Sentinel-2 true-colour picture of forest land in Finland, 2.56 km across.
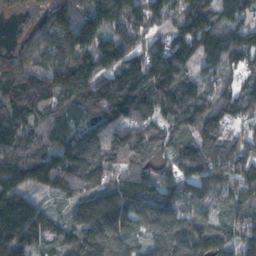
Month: November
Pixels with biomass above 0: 92%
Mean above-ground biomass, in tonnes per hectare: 149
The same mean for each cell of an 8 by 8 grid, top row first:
36 136 187 178 149 125 162 121
73 134 222 191 136 199 167 157
153 160 238 174 186 186 73 81
157 125 147 204 152 152 139 116
158 123 181 114 127 107 165 130
160 155 181 123 123 93 122 163
194 63 156 264 144 137 89 106
173 105 173 257 142 224 164 135
